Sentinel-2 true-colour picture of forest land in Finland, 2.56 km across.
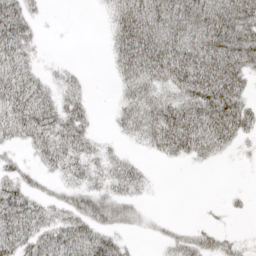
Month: April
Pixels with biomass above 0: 67%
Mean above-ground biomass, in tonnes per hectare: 40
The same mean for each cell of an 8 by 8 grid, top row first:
55 4 0 32 61 58 65 61
61 2 0 31 83 70 73 69
66 22 17 11 53 60 82 47
71 55 40 12 50 66 74 57
29 65 54 12 25 66 62 19
39 21 40 46 22 0 0 1
64 37 57 51 15 0 4 7
66 58 70 34 4 29 31 16
